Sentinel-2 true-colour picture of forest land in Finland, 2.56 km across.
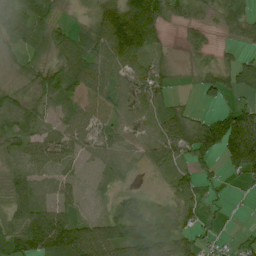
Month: July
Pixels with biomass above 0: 75%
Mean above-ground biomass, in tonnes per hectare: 44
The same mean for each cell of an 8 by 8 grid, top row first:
56 49 5 83 103 27 14 39
39 45 72 107 69 8 24 16
10 51 84 68 39 11 40 71
28 27 47 44 36 33 20 68
27 37 37 41 30 55 89 123
31 19 11 32 10 31 20 32
33 43 29 17 22 29 13 1
81 130 99 69 78 65 15 16
